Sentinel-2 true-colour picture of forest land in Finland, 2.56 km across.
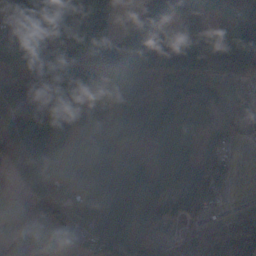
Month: November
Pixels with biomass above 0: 84%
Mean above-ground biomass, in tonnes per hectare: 86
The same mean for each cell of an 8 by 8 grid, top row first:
104 205 203 72 171 151 77 88
46 188 224 215 235 201 141 114
44 69 72 81 39 92 115 53
76 50 45 61 80 77 68 54
80 83 52 83 39 95 44 28
72 99 46 37 61 112 100 6
10 97 74 57 65 75 55 16
47 55 30 87 57 45 71 123
